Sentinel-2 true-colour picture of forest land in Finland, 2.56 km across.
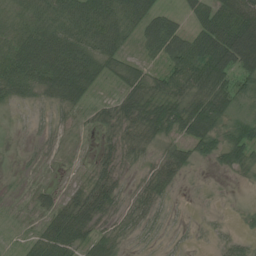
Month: July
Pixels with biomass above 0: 75%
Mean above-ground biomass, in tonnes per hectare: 41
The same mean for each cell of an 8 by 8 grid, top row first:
46 50 62 50 67 32 56 99
73 81 62 50 28 60 84 130
64 73 83 26 51 57 82 64
7 15 17 38 75 73 93 34
3 9 2 21 37 38 63 65
5 2 6 30 22 40 3 14
3 29 56 32 33 6 3 6
4 61 52 40 10 9 5 18
